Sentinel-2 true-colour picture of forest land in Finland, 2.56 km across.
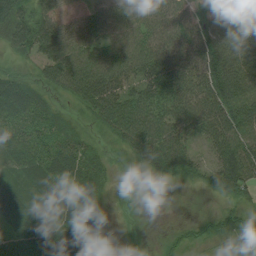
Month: August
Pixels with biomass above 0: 93%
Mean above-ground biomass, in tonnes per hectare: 51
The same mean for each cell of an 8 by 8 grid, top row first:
75 60 27 54 58 59 55 48
49 64 61 69 70 63 88 67
39 51 77 71 62 65 83 85
65 43 22 74 71 65 74 77
56 59 43 21 70 55 43 73
35 65 77 24 14 27 34 87
65 46 67 13 5 2 9 31
45 81 44 10 10 20 30 34
